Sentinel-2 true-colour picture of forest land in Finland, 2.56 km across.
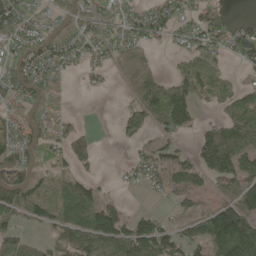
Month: May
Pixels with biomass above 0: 64%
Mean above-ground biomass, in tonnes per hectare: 60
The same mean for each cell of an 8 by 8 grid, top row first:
66 26 64 36 49 54 52 11
53 69 46 43 55 29 48 84
60 50 10 15 100 50 50 19
25 45 4 1 67 112 14 91
62 49 57 4 30 34 117 115
106 49 54 6 40 69 69 114
91 53 139 58 12 34 38 140
56 34 109 114 125 61 104 205
